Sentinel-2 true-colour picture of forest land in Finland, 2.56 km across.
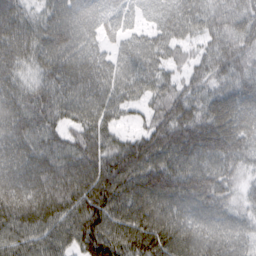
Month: February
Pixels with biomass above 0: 95%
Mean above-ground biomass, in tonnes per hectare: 86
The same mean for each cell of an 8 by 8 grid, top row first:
82 58 78 81 38 93 71 71
91 95 94 47 86 58 52 73
69 70 109 96 82 47 61 80
96 79 83 71 42 90 83 98
96 73 82 67 99 116 121 89
90 107 110 122 114 111 105 37
106 110 116 111 100 83 86 41
96 93 102 115 123 99 91 75
